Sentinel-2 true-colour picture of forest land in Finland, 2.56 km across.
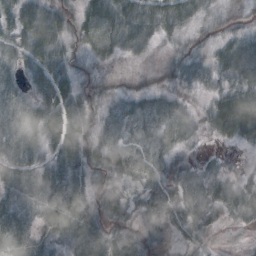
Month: October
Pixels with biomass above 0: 81%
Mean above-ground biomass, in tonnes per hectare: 41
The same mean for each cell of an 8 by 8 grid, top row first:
57 71 37 63 52 51 20 10
38 70 21 43 24 13 19 52
26 66 17 7 9 20 28 58
42 68 64 32 44 45 33 93
41 48 70 59 54 38 7 25
40 61 54 44 59 40 32 17
29 54 73 40 42 54 53 48
37 21 40 51 37 25 15 1
